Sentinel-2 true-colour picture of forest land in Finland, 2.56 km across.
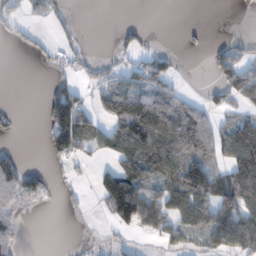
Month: November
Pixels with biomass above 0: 44%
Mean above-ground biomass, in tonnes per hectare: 52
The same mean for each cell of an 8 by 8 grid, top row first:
31 35 5 0 0 0 0 1
12 16 19 8 24 2 19 23
0 12 36 45 66 20 7 101
9 72 104 93 172 116 45 32
4 48 53 74 149 132 80 145
118 26 7 100 82 91 101 123
60 8 14 102 127 81 93 98
46 0 6 11 11 45 55 104
